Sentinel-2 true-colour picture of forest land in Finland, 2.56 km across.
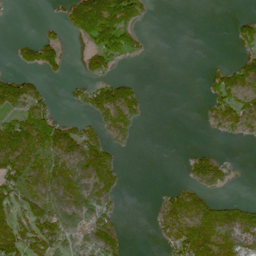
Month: June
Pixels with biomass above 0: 45%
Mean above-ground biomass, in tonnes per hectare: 63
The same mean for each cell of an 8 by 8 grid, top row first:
2 5 197 240 53 0 0 19
27 85 23 138 35 0 0 36
70 23 31 71 10 0 34 92
66 74 29 155 45 0 32 99
177 123 111 68 1 0 4 12
126 91 91 76 0 1 135 8
74 108 91 43 0 93 102 70
95 108 67 79 0 107 148 104
